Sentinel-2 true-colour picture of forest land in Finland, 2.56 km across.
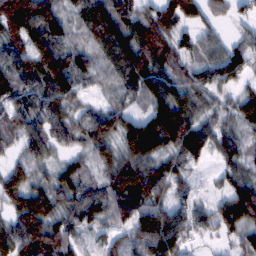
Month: February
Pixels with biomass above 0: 90%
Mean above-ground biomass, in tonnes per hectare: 80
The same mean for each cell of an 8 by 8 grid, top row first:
168 94 62 125 71 119 56 29
61 129 55 100 127 75 59 58
78 117 55 48 115 66 62 48
60 88 50 76 64 145 45 73
44 81 51 63 173 107 86 54
75 53 64 77 112 81 13 61
96 94 82 80 89 67 56 148
114 141 34 48 85 99 30 58
